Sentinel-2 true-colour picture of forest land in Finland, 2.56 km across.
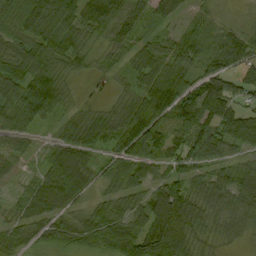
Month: September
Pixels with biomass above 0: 86%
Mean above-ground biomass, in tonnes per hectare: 66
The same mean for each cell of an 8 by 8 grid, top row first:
60 101 69 79 48 49 27 6
56 78 59 36 52 61 55 80
87 91 20 17 61 113 94 55
88 79 30 38 84 131 111 66
38 24 94 50 119 70 93 56
19 76 83 49 65 51 49 71
29 80 34 56 74 162 51 59
51 54 65 96 147 151 26 19
